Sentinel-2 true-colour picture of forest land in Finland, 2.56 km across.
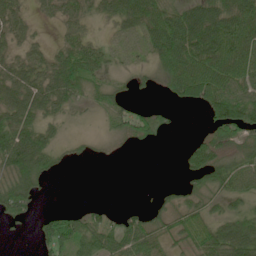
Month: June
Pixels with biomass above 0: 69%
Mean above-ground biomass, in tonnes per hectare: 45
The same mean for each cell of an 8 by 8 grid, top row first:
39 16 33 40 73 62 75 86
27 23 55 17 26 95 93 110
52 54 77 22 13 68 109 72
64 42 11 35 26 13 53 95
90 48 12 11 19 1 58 52
72 29 0 0 0 3 77 59
53 5 19 11 20 38 35 25
3 50 67 61 70 36 70 87
